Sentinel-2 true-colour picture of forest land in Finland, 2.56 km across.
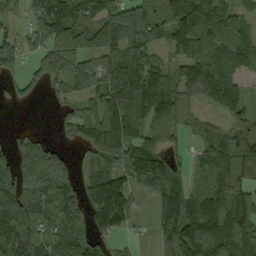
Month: September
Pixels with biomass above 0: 82%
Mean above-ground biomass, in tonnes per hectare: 93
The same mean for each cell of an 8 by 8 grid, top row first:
25 132 107 152 146 142 99 80
60 136 159 137 97 73 103 123
48 79 85 104 153 100 127 58
1 4 77 132 102 76 39 50
65 66 42 109 104 33 79 120
115 164 57 104 156 98 119 90
77 92 77 173 12 126 134 123
76 98 81 41 15 101 113 114
